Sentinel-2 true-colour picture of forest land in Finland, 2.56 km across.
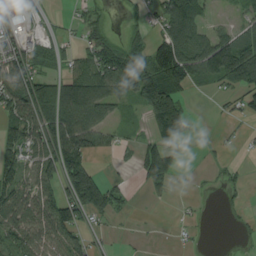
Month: August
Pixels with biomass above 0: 58%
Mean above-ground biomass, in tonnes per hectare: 63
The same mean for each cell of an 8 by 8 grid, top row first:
88 15 25 10 29 129 38 29
93 45 39 66 55 147 108 117
110 82 109 117 132 127 60 79
94 121 119 45 53 106 1 40
103 109 106 29 41 53 8 12
91 78 162 17 51 35 6 14
93 104 124 59 3 6 2 11
101 102 65 14 4 9 2 6
